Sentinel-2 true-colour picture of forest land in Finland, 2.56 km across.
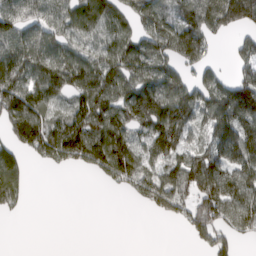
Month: March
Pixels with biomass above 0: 69%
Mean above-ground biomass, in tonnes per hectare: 86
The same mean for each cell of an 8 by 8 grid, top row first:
101 93 112 105 90 82 131 135
102 107 75 100 94 120 46 46
131 160 127 128 116 90 82 79
154 88 125 125 129 130 88 135
111 153 173 162 80 100 69 164
100 5 11 83 85 81 144 103
28 0 0 0 19 71 98 117
0 0 0 0 0 1 51 41
